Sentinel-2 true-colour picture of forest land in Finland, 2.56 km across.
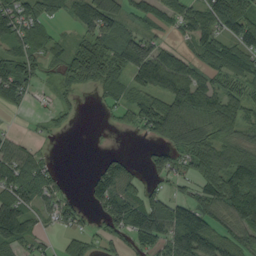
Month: September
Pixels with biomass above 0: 74%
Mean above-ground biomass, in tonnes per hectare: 66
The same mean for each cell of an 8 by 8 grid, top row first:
82 55 79 76 52 57 89 144
56 47 47 75 93 39 81 91
102 21 59 55 83 110 55 66
18 20 14 20 74 125 81 54
38 8 0 4 13 96 95 88
82 47 1 95 34 52 81 107
116 45 34 115 123 99 80 106
88 17 28 36 78 116 106 67
